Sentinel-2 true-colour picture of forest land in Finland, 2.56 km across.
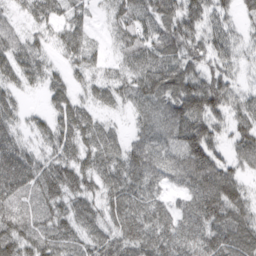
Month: March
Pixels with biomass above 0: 91%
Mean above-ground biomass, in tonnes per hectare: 58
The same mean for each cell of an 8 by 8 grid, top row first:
27 59 35 34 56 69 56 33
60 30 67 22 61 66 57 34
54 47 27 35 70 84 64 24
45 42 63 21 35 74 83 54
58 43 71 48 45 56 83 55
107 81 79 58 61 42 97 45
71 69 61 59 56 36 85 66
101 78 59 63 72 58 62 77
